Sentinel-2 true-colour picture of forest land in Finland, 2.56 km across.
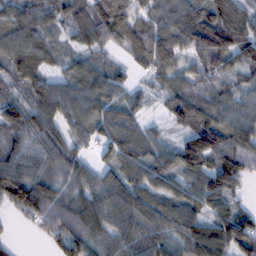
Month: February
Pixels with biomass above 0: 91%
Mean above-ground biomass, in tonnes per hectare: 89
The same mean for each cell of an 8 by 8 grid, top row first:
80 73 93 154 86 113 128 99
87 63 56 57 105 102 120 122
70 75 80 78 28 73 74 58
82 109 95 86 40 88 98 72
84 99 52 93 85 65 149 108
132 95 93 67 95 90 103 100
96 129 101 94 107 86 70 49
12 59 121 67 90 81 137 129
